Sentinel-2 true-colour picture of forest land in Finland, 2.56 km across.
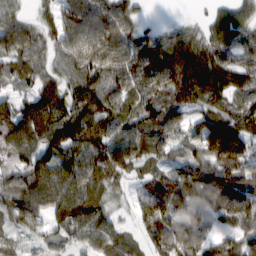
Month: February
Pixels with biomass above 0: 90%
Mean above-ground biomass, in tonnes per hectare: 80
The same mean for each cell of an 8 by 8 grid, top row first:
46 35 93 86 16 4 27 67
84 45 89 92 74 85 68 66
47 47 76 70 89 123 106 62
77 97 91 72 79 71 90 78
107 127 106 103 84 61 168 164
83 98 88 66 45 102 107 126
84 83 103 32 89 95 80 112
42 45 58 68 51 124 84 87
